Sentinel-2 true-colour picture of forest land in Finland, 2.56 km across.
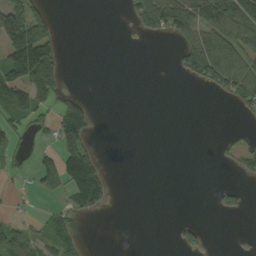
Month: September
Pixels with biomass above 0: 31%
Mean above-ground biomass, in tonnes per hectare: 43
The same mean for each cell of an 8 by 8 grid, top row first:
129 44 0 0 86 139 150 126
166 114 0 0 0 36 134 107
127 120 0 0 0 6 84 120
101 40 102 0 0 0 0 14
29 27 86 0 0 0 0 28
18 57 187 17 0 0 0 21
8 17 66 8 0 0 2 26
87 56 28 0 0 24 15 0
